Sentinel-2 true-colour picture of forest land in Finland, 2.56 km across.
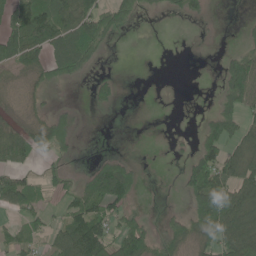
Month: June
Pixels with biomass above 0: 49%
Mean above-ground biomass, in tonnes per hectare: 44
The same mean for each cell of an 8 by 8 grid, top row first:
85 96 94 65 18 17 18 2
100 91 104 10 0 0 1 21
15 35 21 19 0 0 0 92
12 31 15 8 0 0 21 64
64 71 12 1 0 6 66 62
39 25 29 162 10 7 109 76
40 24 65 68 6 7 113 110
37 34 126 75 93 54 54 99
